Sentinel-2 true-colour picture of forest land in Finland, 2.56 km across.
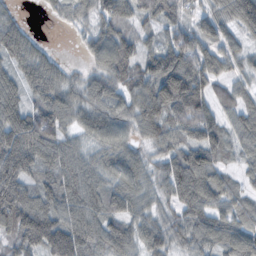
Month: November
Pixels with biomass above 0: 91%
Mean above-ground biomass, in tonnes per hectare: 85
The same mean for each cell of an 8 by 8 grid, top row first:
34 22 55 105 68 69 60 127
90 21 19 118 60 120 74 52
75 97 38 93 96 180 99 45
117 122 74 84 109 132 92 70
150 118 52 82 49 83 115 67
129 69 91 76 64 113 108 39
158 93 97 73 56 65 97 60
93 130 108 99 72 57 85 95
